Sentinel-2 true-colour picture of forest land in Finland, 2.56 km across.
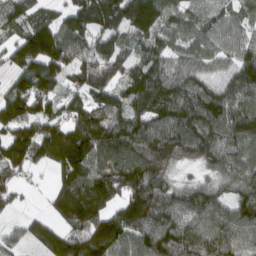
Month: March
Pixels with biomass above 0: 88%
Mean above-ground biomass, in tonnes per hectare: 122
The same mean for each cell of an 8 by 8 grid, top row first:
96 67 143 180 177 93 55 55
89 186 99 118 92 79 77 88
81 142 105 124 149 117 90 134
148 92 138 130 105 126 157 133
144 228 223 159 138 143 137 120
75 34 169 162 154 50 53 128
32 53 200 134 190 126 135 116
41 155 153 182 124 157 131 99
